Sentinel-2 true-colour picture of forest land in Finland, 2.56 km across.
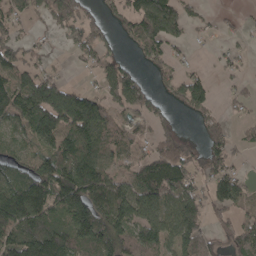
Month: April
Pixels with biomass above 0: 67%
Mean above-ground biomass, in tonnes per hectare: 82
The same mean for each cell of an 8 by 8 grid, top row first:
50 51 73 37 132 105 13 9
60 14 57 26 75 24 4 19
92 82 8 92 38 55 33 21
108 155 156 66 71 23 56 20
52 87 136 81 41 98 71 21
87 145 204 77 125 128 74 46
167 125 159 146 108 125 82 40
139 183 128 142 118 106 64 96
